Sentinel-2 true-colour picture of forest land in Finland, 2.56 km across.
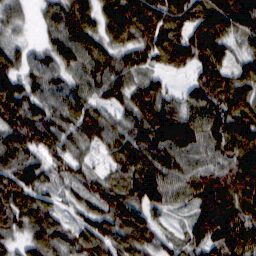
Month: February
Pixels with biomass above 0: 95%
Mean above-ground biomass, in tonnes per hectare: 89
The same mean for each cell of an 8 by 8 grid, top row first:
50 66 99 95 108 107 142 147
51 67 107 74 95 121 125 45
109 86 69 109 61 20 102 84
114 88 92 64 102 85 95 95
76 102 82 82 121 116 87 97
118 79 63 60 123 78 73 91
105 78 53 118 89 39 75 103
62 101 95 105 89 37 97 119
